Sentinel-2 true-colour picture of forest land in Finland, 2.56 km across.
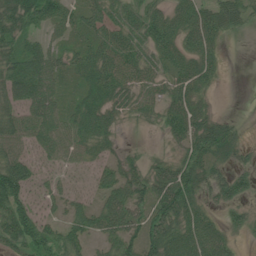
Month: July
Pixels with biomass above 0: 75%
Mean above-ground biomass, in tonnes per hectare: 45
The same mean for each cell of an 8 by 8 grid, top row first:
76 62 43 47 59 56 57 46
42 39 34 66 49 58 49 0
63 49 36 74 47 54 38 0
47 58 49 33 27 59 33 2
54 50 43 18 3 27 71 31
78 16 9 37 45 77 40 45
71 17 29 60 47 90 28 35
64 51 35 43 75 71 60 14
